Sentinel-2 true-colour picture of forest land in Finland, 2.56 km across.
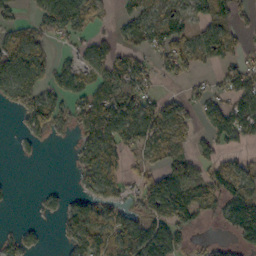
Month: October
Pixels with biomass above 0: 61%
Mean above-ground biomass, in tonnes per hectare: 64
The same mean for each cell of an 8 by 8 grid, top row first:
35 97 86 14 64 46 64 35
90 34 40 58 53 86 84 36
109 70 70 89 56 36 19 95
56 119 69 129 104 72 70 98
13 13 50 95 72 60 43 48
2 0 47 52 57 81 63 78
4 26 66 81 77 131 53 110
45 10 91 116 143 94 21 49
